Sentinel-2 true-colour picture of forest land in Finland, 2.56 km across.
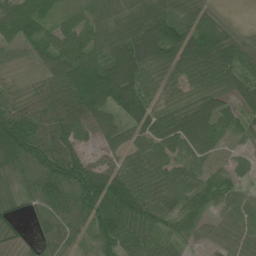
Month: June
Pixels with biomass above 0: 93%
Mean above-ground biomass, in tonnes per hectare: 71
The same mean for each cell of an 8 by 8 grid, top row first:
95 40 45 59 87 69 54 9
31 48 80 83 130 110 122 71
20 56 118 121 69 64 73 59
67 80 95 70 90 60 83 50
137 105 51 59 61 68 69 21
72 122 131 87 98 57 27 27
29 72 103 117 111 57 43 59
32 47 39 106 76 42 31 59
